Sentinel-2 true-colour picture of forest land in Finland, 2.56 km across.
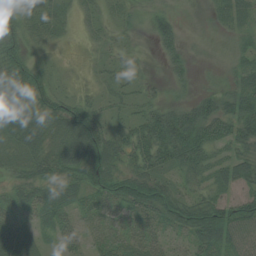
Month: August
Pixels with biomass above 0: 80%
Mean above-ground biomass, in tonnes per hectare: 36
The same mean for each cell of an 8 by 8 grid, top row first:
43 31 22 16 12 14 8 27
41 14 7 20 7 25 5 18
46 29 6 18 19 17 4 26
61 45 50 17 28 40 53 55
35 45 79 52 86 97 67 43
21 40 56 50 56 30 31 40
31 40 31 31 49 43 57 43
73 21 33 35 30 15 78 41
